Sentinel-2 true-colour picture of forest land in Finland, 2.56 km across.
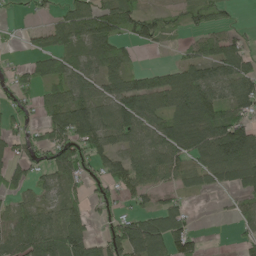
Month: May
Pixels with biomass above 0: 69%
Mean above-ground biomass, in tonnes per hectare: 73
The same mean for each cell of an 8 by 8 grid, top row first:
10 31 112 102 67 29 62 10
10 61 68 80 24 16 63 69
55 83 80 80 76 84 95 105
39 72 113 98 105 103 109 73
59 95 107 75 83 99 107 152
51 62 65 76 78 63 68 98
75 65 52 44 42 65 1 40
121 121 103 91 154 112 7 33
